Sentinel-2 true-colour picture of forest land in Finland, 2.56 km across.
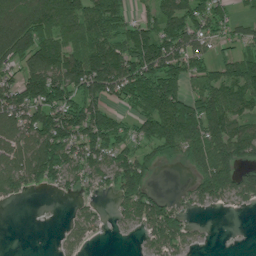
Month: July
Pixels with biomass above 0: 71%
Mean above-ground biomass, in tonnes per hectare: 90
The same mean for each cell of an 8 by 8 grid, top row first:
106 137 146 113 47 122 98 29
140 145 139 123 163 137 57 54
85 175 152 156 129 93 91 141
127 124 124 61 86 137 143 85
108 158 118 100 77 114 137 114
132 94 87 101 90 1 112 94
8 0 31 25 121 49 39 24
0 0 46 4 34 84 7 0
